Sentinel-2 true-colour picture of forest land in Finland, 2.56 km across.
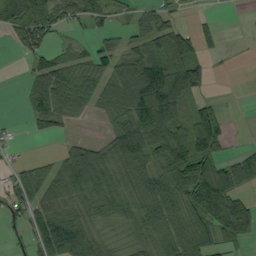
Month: September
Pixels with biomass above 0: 67%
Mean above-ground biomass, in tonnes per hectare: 61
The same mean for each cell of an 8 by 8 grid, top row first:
95 83 59 31 40 23 9 1
29 50 28 39 71 105 22 2
2 88 64 76 119 125 31 0
3 80 31 57 108 88 72 0
11 2 43 71 116 99 107 6
48 72 123 77 74 107 108 89
65 85 66 63 72 62 114 72
24 105 99 34 51 68 62 49
